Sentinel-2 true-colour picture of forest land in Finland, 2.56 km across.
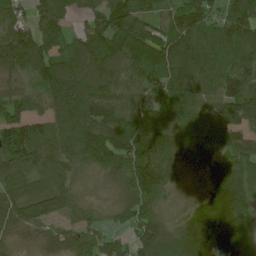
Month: June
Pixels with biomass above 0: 93%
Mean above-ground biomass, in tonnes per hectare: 112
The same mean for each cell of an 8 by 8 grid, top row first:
86 108 44 146 97 102 120 124
174 124 101 144 184 155 126 130
54 128 153 112 102 124 104 109
96 95 191 127 134 129 84 146
120 109 161 141 176 102 86 100
102 94 50 63 159 84 80 188
100 92 56 47 106 32 120 124
35 49 88 61 141 145 175 147
